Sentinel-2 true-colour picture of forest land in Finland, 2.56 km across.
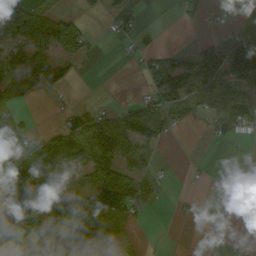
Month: September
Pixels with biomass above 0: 53%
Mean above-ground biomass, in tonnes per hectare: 51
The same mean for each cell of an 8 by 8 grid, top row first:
126 85 35 42 15 19 20 23
62 79 61 2 41 15 64 114
72 82 13 0 31 139 112 96
30 2 41 36 91 64 36 52
85 55 78 94 66 4 9 5
111 96 23 102 30 5 10 14
146 129 100 84 20 5 1 10
59 65 81 35 9 0 2 1
